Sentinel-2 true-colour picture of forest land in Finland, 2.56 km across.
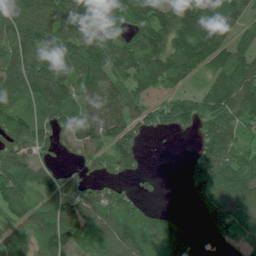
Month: July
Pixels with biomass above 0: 81%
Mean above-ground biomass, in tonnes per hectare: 106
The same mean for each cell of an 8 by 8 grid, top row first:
192 157 126 90 133 139 174 78
142 122 180 137 133 139 181 77
110 217 161 156 112 85 77 156
95 99 99 146 98 118 126 136
107 67 78 121 37 1 128 86
132 58 59 54 30 0 168 193
107 90 130 112 49 8 85 119
67 85 102 115 98 76 12 51
